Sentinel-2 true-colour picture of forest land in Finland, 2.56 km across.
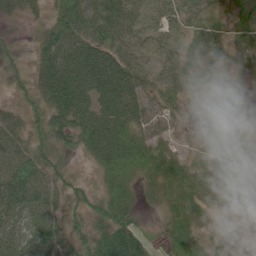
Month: June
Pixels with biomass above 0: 91%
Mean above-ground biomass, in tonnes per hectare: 49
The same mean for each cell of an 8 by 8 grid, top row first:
22 28 70 84 52 38 34 34
17 54 78 73 39 32 50 36
24 86 99 95 42 36 28 17
31 52 59 62 57 30 13 17
53 38 41 80 65 25 13 16
91 58 20 74 44 49 52 28
81 65 42 81 19 46 33 26
70 81 45 126 48 57 42 29
